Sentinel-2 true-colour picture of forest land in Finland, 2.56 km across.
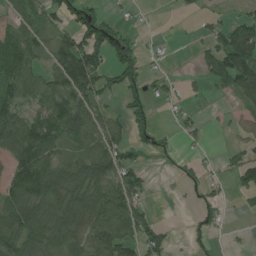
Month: July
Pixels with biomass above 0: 58%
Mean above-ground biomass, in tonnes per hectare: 60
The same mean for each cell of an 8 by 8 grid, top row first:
51 44 64 21 4 7 20 34
95 57 117 78 17 2 44 147
93 69 140 42 39 15 42 123
72 110 105 36 34 15 9 31
111 118 71 80 32 12 13 27
100 128 101 107 41 8 19 64
126 102 92 121 42 1 30 12
126 96 68 134 76 9 14 4
